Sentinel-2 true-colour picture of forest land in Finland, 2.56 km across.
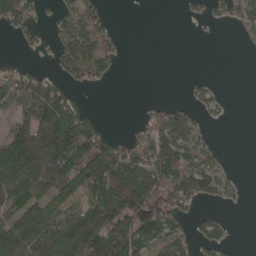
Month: April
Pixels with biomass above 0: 53%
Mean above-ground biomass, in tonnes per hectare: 68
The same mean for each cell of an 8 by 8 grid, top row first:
92 15 77 6 0 1 20 52
7 16 109 44 0 0 0 3
54 50 37 20 0 0 9 0
65 163 46 0 27 65 25 0
130 261 149 58 65 111 24 0
117 184 113 158 133 107 94 7
126 86 90 174 184 55 20 9
164 158 170 182 83 62 62 0
